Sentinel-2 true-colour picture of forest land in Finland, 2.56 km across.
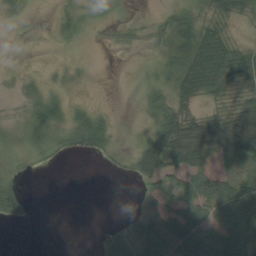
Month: August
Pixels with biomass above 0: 53%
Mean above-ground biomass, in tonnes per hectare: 27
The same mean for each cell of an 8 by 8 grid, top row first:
2 1 8 2 3 15 20 22
1 0 0 6 7 30 51 26
6 6 3 0 4 37 58 39
7 39 15 6 13 43 27 60
17 26 28 17 44 92 106 112
14 1 0 4 42 36 42 46
36 0 0 0 17 45 50 87
0 0 0 28 54 83 80 77
